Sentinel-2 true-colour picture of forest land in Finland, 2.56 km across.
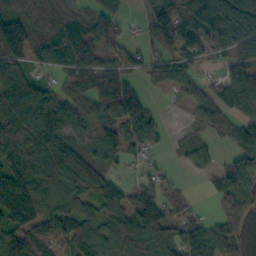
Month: October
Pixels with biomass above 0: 79%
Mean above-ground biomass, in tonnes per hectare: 89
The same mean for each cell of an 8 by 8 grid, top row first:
84 66 40 60 43 128 196 163
139 79 111 82 44 129 70 100
108 32 90 124 46 62 43 117
130 116 91 123 91 6 68 85
130 143 70 75 66 21 42 82
167 113 118 48 44 19 40 124
235 104 78 88 155 87 11 67
120 97 109 84 87 77 90 55
